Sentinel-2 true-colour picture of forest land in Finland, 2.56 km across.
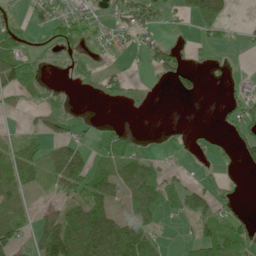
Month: June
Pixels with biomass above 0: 47%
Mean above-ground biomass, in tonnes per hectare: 35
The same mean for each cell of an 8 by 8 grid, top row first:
10 45 41 35 52 20 92 0
62 11 19 20 29 14 28 5
84 8 18 30 5 44 2 14
8 33 4 0 0 0 0 32
24 36 26 42 3 2 7 39
62 27 64 53 69 22 11 6
49 12 57 43 66 41 44 10
56 123 106 116 80 4 88 75
